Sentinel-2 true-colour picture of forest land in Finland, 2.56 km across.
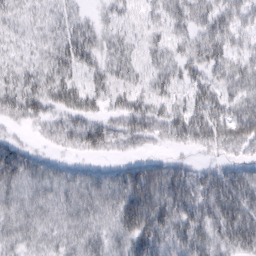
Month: February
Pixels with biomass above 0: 83%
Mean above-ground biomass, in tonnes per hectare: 36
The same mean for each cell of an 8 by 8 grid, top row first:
22 22 17 21 20 37 38 29
18 24 42 29 22 22 47 22
31 36 26 33 22 26 26 39
35 33 39 26 45 31 41 39
30 17 36 35 27 24 31 38
47 39 34 38 64 50 38 44
33 32 39 41 80 59 55 57
31 30 38 34 63 50 44 51
